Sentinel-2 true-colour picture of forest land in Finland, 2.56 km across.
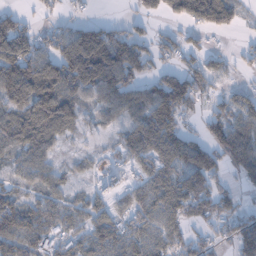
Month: January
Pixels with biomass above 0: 75%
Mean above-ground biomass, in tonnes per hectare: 76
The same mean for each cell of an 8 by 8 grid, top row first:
33 25 24 7 53 65 124 45
164 81 151 134 60 60 30 24
162 119 127 122 70 85 80 17
86 108 50 63 97 112 52 77
77 58 9 23 106 101 77 109
49 57 21 63 69 106 102 48
98 82 69 57 82 103 91 55
110 85 75 90 91 78 48 89
